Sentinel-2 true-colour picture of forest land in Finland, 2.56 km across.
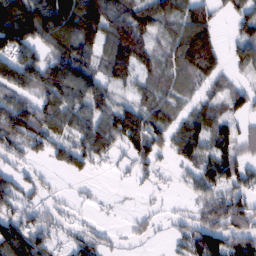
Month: February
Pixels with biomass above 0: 72%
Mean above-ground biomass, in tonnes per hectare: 61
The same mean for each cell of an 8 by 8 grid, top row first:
109 120 125 87 86 65 71 52
94 61 89 76 81 75 123 46
89 88 84 55 42 60 60 23
114 80 67 73 69 39 56 40
61 68 64 72 90 61 55 49
46 16 28 5 21 13 68 64
50 32 11 4 11 7 78 80
112 51 40 20 17 30 105 81
